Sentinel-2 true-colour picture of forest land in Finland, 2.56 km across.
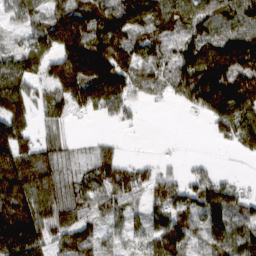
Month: March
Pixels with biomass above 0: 80%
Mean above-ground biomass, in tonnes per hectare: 98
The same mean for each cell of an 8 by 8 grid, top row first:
59 105 145 123 123 106 102 109
57 105 188 184 94 84 115 145
100 82 194 172 95 98 171 156
79 55 49 72 16 8 109 126
134 62 17 31 2 7 6 77
174 128 60 126 74 55 71 12
151 129 77 80 61 133 149 103
198 107 108 56 54 142 99 137
